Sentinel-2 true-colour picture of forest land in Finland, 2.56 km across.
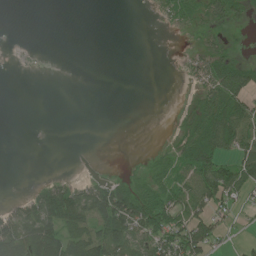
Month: July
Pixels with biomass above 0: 40%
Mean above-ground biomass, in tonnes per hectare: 28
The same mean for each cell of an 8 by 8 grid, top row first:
0 0 0 0 0 27 35 19
1 0 0 0 0 1 28 4
0 0 0 0 0 1 61 68
0 0 0 0 0 5 69 76
0 0 0 0 0 25 76 70
0 6 5 12 16 45 69 63
25 84 75 109 86 65 50 18
84 93 60 100 59 62 56 6
